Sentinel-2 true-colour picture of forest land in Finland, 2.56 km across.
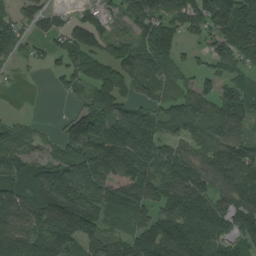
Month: August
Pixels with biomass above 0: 81%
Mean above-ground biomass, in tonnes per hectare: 96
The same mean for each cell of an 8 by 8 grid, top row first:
63 72 53 49 111 109 122 145
67 47 137 82 84 65 53 108
13 11 92 157 85 49 52 73
7 1 63 113 72 78 89 111
72 34 106 181 131 67 79 94
107 142 149 119 119 126 89 120
111 123 156 81 93 132 127 107
143 139 125 77 138 186 150 87
